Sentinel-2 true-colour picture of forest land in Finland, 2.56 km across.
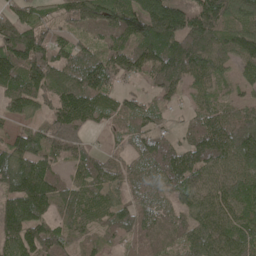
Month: May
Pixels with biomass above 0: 90%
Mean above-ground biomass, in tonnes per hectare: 100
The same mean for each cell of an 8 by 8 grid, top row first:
86 47 112 120 161 172 171 123
161 114 69 87 127 152 149 140
121 136 131 86 55 120 88 55
76 76 140 64 65 27 72 74
87 105 74 21 65 60 138 151
150 117 74 71 69 108 97 104
122 107 124 85 67 59 105 102
124 118 62 50 78 56 133 113
